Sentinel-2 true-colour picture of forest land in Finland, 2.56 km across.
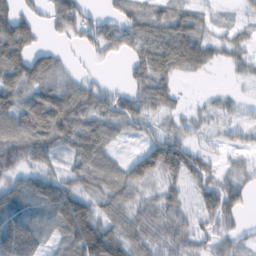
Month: February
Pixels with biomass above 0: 80%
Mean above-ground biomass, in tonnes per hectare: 54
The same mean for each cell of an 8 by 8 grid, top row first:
66 42 62 39 73 62 26 17
94 22 25 40 72 93 48 32
75 68 35 9 62 36 4 14
84 112 76 71 60 26 21 36
83 78 77 38 37 75 21 26
38 51 58 63 58 67 58 39
52 67 100 55 43 60 74 39
105 32 105 82 57 57 44 28
